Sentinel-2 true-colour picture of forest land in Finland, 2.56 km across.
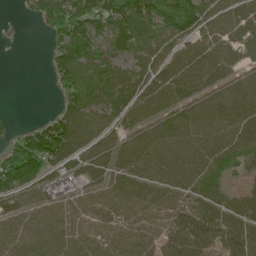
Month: June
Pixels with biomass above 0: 82%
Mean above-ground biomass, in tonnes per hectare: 73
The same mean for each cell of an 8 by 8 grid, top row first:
6 100 119 136 145 179 80 69
3 37 153 76 86 58 66 67
0 19 137 89 70 84 68 48
2 15 106 65 61 64 67 66
67 148 74 43 69 75 64 72
156 71 61 57 67 64 86 46
46 68 65 71 71 79 69 62
71 73 72 72 60 85 84 94
